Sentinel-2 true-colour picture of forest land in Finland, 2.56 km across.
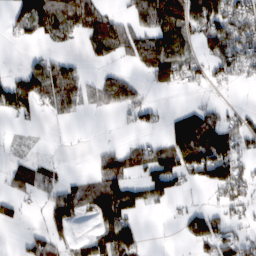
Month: February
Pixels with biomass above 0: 54%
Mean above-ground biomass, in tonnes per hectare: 56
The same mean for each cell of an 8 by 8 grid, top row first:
73 121 92 37 82 100 124 110
7 17 13 71 68 86 50 113
50 114 60 64 25 53 35 34
52 22 24 24 48 35 62 31
6 3 2 13 43 110 127 55
56 46 17 87 75 113 92 71
38 47 54 116 37 14 39 37
8 76 35 117 30 5 81 69
